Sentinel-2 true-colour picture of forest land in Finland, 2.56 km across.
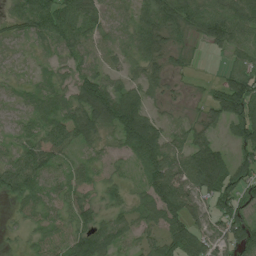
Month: July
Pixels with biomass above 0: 85%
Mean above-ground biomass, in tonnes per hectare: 56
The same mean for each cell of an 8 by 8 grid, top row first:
50 78 68 34 71 82 83 77
23 36 54 46 77 27 27 55
23 32 63 47 42 14 10 72
28 65 80 95 65 17 38 96
40 85 51 26 98 47 60 61
61 53 38 28 45 101 132 81
23 39 56 38 43 83 54 72
9 48 75 69 37 76 56 94
